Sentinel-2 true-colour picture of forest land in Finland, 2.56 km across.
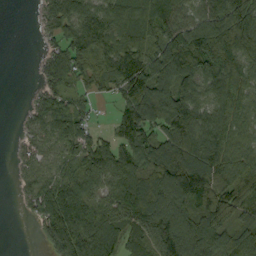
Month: September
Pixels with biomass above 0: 82%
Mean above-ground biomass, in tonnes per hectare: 99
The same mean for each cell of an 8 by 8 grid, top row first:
0 57 102 99 94 93 100 140
0 36 123 123 102 124 157 152
0 51 64 97 154 144 130 129
4 79 49 25 142 150 111 102
20 53 85 77 108 143 159 98
21 66 96 109 116 176 178 121
8 123 150 111 140 165 148 97
0 53 144 123 89 186 131 113
